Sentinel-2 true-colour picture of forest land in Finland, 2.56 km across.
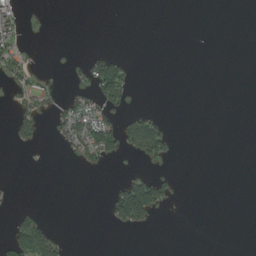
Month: August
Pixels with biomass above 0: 14%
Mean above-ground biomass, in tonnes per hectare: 17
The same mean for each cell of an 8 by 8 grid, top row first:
36 2 0 0 0 0 0 0
34 0 0 4 0 0 0 0
35 12 12 106 0 0 0 0
36 25 62 41 21 0 0 0
20 3 69 69 112 13 0 0
0 0 1 3 41 10 0 0
14 1 0 53 127 4 0 0
54 57 0 0 0 0 0 0
